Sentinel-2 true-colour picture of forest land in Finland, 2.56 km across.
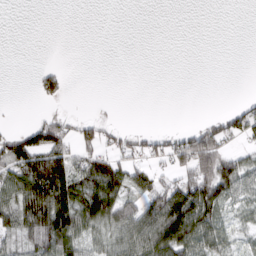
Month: March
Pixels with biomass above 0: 44%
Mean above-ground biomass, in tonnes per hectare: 45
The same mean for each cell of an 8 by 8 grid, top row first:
0 0 0 0 0 0 0 0
0 0 0 0 0 0 0 0
0 51 0 0 0 0 0 0
0 11 4 1 0 0 5 55
97 109 58 35 44 56 135 28
81 186 93 104 41 58 141 98
87 143 100 98 58 140 126 38
44 90 55 48 89 143 80 26
